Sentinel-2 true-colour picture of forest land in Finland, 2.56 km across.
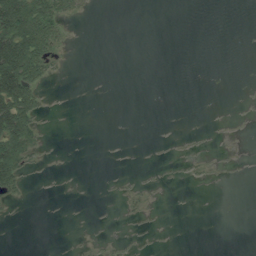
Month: August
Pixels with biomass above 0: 14%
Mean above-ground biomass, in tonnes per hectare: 13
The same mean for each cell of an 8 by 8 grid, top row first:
118 74 14 0 0 0 0 0
129 56 0 0 0 0 0 0
131 25 0 0 0 0 0 0
112 8 0 0 0 0 0 0
96 5 0 0 0 0 0 0
61 2 0 1 1 1 4 0
5 0 0 0 6 0 0 0
0 0 1 3 2 0 0 0
